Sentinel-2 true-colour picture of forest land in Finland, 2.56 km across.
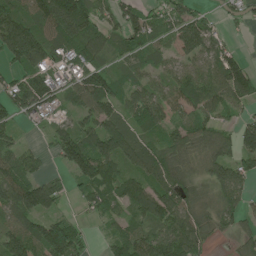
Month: June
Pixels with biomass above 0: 81%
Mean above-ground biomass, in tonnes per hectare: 84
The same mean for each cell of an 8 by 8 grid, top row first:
96 171 208 57 79 90 48 40
136 111 134 62 81 68 104 21
71 104 99 78 59 79 115 157
84 62 62 76 119 68 86 43
48 40 140 113 65 78 65 97
102 44 88 90 73 87 60 91
108 69 23 58 92 114 37 59
91 142 67 46 80 122 54 35
